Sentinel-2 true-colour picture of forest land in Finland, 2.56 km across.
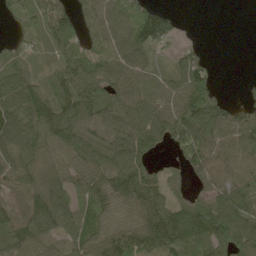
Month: May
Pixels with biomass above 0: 83%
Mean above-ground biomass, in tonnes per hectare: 82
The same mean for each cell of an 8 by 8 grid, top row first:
54 99 64 91 113 30 0 0
40 46 69 85 102 32 8 0
86 54 102 87 65 76 75 7
96 105 96 100 103 110 138 65
101 82 109 106 99 82 118 86
87 92 77 118 103 26 88 82
73 125 67 80 111 94 108 102
89 74 73 102 91 130 146 114
